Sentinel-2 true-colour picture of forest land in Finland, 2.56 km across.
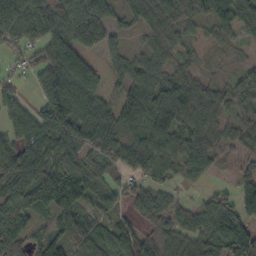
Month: October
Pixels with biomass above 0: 83%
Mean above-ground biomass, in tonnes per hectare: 62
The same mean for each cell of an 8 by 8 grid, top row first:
112 71 109 48 44 43 38 52
50 81 111 48 36 38 21 18
23 87 94 26 70 64 29 50
64 99 89 71 111 91 72 46
70 82 82 66 70 67 68 44
81 94 71 30 52 41 31 19
74 69 70 37 51 40 56 39
61 70 61 76 39 45 84 114
